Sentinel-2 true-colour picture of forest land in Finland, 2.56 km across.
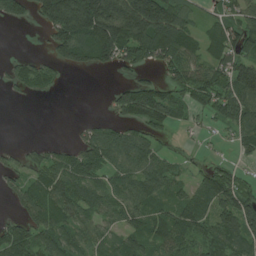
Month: July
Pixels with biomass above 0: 69%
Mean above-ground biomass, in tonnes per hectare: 77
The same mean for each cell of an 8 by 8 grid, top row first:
72 148 275 240 260 138 30 70
0 36 135 158 138 127 73 93
57 50 0 10 43 73 84 154
0 0 0 41 136 63 47 99
8 24 48 101 83 8 8 42
40 90 88 61 90 46 60 33
31 106 81 59 80 73 76 126
95 75 69 48 79 96 72 96
